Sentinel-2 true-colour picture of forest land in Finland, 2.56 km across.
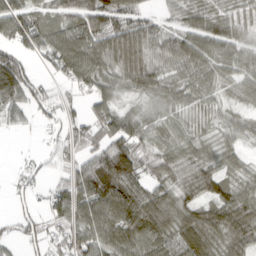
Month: March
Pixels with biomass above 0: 83%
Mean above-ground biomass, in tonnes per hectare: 64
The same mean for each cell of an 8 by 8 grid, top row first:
95 48 83 81 50 37 62 50
66 79 98 103 93 78 82 61
128 27 69 63 80 53 61 58
40 41 27 71 35 32 36 27
1 16 44 97 45 56 44 40
22 23 78 142 55 69 88 47
18 49 75 100 114 78 66 93
32 57 77 79 89 97 91 80
